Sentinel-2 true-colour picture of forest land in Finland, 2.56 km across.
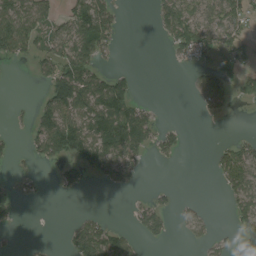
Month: August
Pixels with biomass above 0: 41%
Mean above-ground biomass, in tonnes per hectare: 46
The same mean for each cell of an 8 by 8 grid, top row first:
89 57 113 68 0 100 60 66
71 58 123 31 0 55 72 59
0 66 123 73 0 0 67 52
7 72 113 136 43 0 24 1
10 84 102 112 65 32 3 35
8 2 39 59 14 0 6 92
25 0 4 0 39 23 5 60
3 5 84 81 25 4 25 70
